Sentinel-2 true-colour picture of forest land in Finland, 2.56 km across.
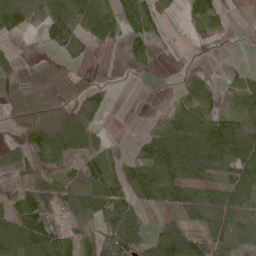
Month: May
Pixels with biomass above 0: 66%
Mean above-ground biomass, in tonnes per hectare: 54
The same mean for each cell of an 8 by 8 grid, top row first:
94 65 73 62 82 6 70 1
8 20 28 14 41 3 15 1
83 109 55 7 3 4 16 26
81 115 93 18 1 40 60 48
30 141 84 17 32 69 88 96
31 65 57 50 74 72 41 65
77 70 53 67 42 50 70 60
105 101 65 58 48 94 62 51
